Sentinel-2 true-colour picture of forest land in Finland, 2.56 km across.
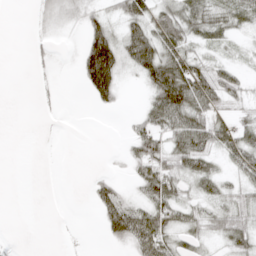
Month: April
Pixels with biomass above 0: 53%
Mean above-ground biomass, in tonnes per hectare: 28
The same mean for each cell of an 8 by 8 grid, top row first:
0 14 17 24 53 53 44 32
0 9 23 72 79 57 23 9
0 6 27 80 35 97 60 27
0 3 0 9 24 77 51 19
0 0 0 0 53 43 50 55
0 0 0 13 47 49 41 32
0 0 0 59 42 50 29 39
2 0 3 26 55 32 21 43
